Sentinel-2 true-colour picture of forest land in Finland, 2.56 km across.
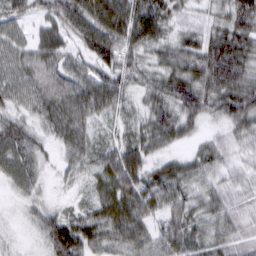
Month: March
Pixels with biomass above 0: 94%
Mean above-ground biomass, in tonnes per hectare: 54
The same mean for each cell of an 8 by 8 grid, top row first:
41 42 77 95 91 40 28 73
46 68 38 73 55 52 69 71
53 57 58 58 41 74 69 68
35 62 73 44 40 69 53 76
62 26 54 47 54 34 33 31
46 15 34 77 66 67 42 28
10 30 27 77 82 68 45 37
10 50 73 61 64 86 52 50
